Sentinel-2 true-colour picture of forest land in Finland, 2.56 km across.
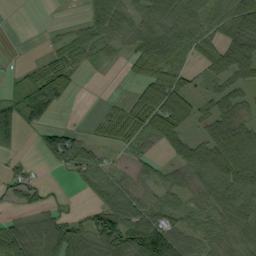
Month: September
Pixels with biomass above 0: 71%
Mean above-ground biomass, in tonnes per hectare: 50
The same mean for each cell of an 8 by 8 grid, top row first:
0 0 9 68 54 78 59 79
0 19 58 31 68 86 46 79
26 82 16 1 48 68 31 49
97 59 0 27 82 88 38 46
18 54 68 31 39 43 52 68
40 4 35 40 20 39 67 67
22 38 14 75 54 44 43 58
87 88 83 120 123 64 40 49
